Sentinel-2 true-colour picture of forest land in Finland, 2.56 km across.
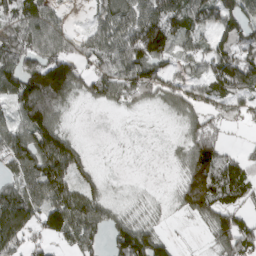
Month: March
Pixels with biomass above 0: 78%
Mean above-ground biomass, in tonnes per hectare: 73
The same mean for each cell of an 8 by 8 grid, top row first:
88 84 1 80 95 84 85 103
82 90 49 85 127 65 61 93
106 191 85 95 100 55 87 131
75 139 6 14 16 39 59 50
97 137 28 2 2 14 96 12
63 134 55 5 2 17 140 85
135 124 103 36 24 26 107 66
103 66 94 70 118 19 30 139
